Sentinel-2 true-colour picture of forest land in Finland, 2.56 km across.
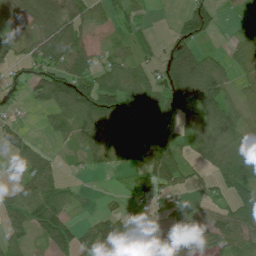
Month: July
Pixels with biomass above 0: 66%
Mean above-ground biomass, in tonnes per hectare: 53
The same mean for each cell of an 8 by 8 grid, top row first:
50 98 60 30 18 19 65 32
55 101 78 25 22 59 20 48
22 88 92 65 55 102 95 30
12 44 98 98 104 85 74 45
62 13 47 56 79 45 79 70
15 70 8 11 49 64 23 92
60 85 8 16 12 27 21 93
32 58 52 87 7 48 28 59
